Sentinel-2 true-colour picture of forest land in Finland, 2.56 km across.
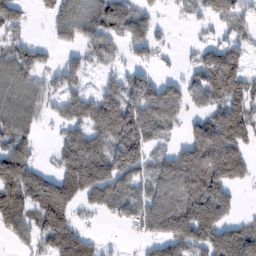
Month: February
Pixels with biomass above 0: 68%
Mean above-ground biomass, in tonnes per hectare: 93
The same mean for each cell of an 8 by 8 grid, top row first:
17 43 85 120 57 15 72 70
59 31 48 47 72 13 48 55
89 38 43 48 87 47 134 123
89 36 108 189 142 75 90 141
99 7 126 150 124 35 253 147
153 69 180 156 83 150 184 102
131 177 63 84 109 140 190 29
45 102 101 4 44 131 131 146
